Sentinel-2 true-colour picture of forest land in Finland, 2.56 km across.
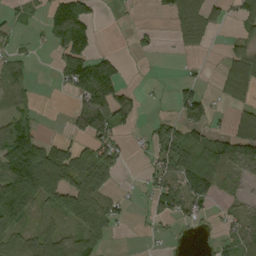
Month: September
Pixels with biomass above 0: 50%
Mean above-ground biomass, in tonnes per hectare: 56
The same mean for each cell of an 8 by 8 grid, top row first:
20 71 154 2 0 15 31 61
18 30 119 5 18 10 11 42
45 3 119 78 2 14 7 98
41 1 71 99 10 34 52 43
150 57 40 67 18 88 84 116
143 197 113 58 18 90 88 40
191 43 136 64 14 70 29 31
69 74 88 30 4 8 9 59
